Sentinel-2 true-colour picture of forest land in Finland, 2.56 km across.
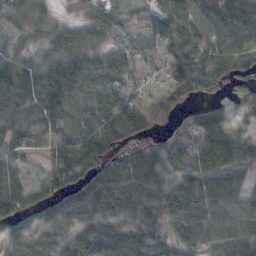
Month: October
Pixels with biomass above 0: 83%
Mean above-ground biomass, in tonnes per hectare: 58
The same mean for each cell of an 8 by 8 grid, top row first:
46 21 20 52 22 61 71 64
17 29 57 43 37 52 68 66
57 68 68 75 27 65 57 45
65 72 42 105 63 35 48 42
58 69 87 89 45 54 97 55
26 40 67 76 80 50 63 34
58 58 74 52 76 77 72 62
81 95 77 76 56 44 50 66
